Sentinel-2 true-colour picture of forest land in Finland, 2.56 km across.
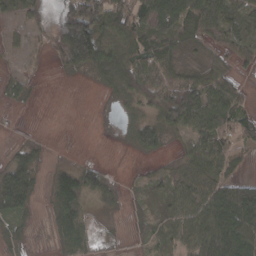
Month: March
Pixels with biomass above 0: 68%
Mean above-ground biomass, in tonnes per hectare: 48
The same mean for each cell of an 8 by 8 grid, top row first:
25 31 170 100 93 96 93 47
10 31 162 79 91 52 26 42
21 1 6 56 104 64 57 21
3 0 0 4 37 119 81 57
16 6 1 1 67 17 67 35
73 26 64 13 18 38 74 35
61 23 47 13 22 38 80 118
28 13 43 4 24 36 85 83
